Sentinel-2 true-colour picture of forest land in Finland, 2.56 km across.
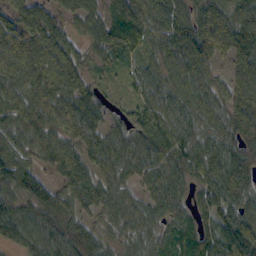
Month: October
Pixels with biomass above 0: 93%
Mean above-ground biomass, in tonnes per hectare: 71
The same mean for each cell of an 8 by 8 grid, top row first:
67 59 62 55 80 72 90 101
71 79 41 68 58 87 100 104
79 89 56 17 64 72 65 85
73 76 77 29 61 70 75 123
61 60 60 66 76 96 85 99
54 20 66 63 60 66 69 98
77 69 51 64 59 54 73 90
45 77 98 48 58 64 78 128
